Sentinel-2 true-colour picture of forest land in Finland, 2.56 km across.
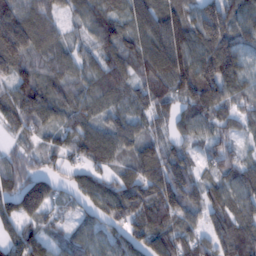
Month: February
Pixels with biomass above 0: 92%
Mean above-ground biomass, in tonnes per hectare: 87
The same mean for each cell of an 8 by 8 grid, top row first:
130 87 55 70 103 99 139 99
147 82 46 79 92 147 151 87
92 70 62 93 76 122 151 90
92 89 75 54 63 59 92 60
33 45 81 104 77 53 53 32
86 72 65 57 105 117 53 83
114 90 45 96 110 137 94 82
82 61 76 91 108 113 89 117
